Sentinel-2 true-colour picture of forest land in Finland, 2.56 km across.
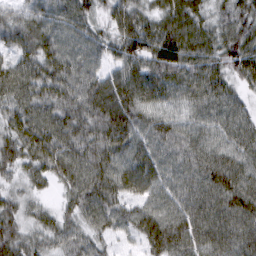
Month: March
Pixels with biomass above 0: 97%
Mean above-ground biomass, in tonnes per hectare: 67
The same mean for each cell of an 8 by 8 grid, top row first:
52 75 78 59 59 69 46 60
65 76 71 58 90 92 61 77
94 83 78 47 91 73 79 50
72 74 76 70 65 49 62 51
77 87 81 69 63 67 64 64
45 53 83 84 76 61 79 77
51 26 66 67 52 68 86 82
71 50 59 32 37 65 84 80
